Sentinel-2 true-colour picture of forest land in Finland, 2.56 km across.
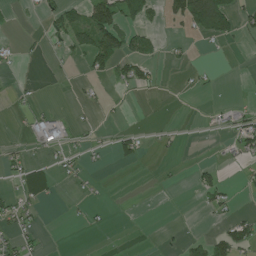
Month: July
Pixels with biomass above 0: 23%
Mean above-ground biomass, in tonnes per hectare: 22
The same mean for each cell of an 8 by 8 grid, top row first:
4 30 50 112 47 46 175 42
10 7 43 93 50 8 2 4
5 1 7 37 38 3 8 0
6 17 5 9 1 1 5 23
12 34 13 22 17 8 2 39
29 49 12 1 1 3 25 8
38 8 7 5 0 0 21 8
32 2 1 2 0 5 44 76
